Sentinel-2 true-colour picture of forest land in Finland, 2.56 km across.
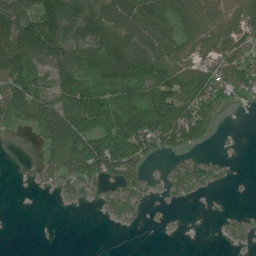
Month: July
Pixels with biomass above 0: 62%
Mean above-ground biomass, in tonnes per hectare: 83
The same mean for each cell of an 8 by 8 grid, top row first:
115 172 206 105 116 105 100 96
163 185 153 213 126 75 86 97
133 91 129 152 167 136 131 123
80 127 197 161 145 156 90 10
0 82 149 170 115 96 24 0
0 42 97 95 54 54 68 2
0 0 9 42 26 8 0 2
0 0 0 0 0 1 0 26
